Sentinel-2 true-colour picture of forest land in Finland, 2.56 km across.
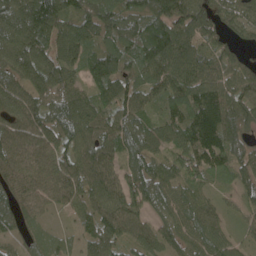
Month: May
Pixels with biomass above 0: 92%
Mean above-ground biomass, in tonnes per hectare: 93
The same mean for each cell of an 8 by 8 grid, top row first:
129 174 113 128 125 136 120 87
111 93 88 102 133 159 95 62
75 103 55 116 85 122 135 101
71 101 119 94 70 91 160 139
69 73 126 91 107 93 164 103
55 29 98 65 123 101 80 83
65 13 61 86 83 88 67 44
39 58 32 79 81 77 93 37
